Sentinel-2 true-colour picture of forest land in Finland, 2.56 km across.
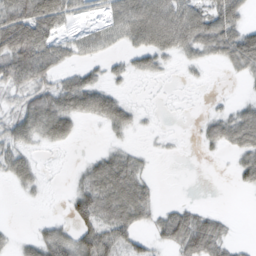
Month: February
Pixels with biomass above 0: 57%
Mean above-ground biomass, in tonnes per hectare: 33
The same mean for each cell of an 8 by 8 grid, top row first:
85 91 25 40 58 46 53 37
97 60 33 22 49 44 41 72
50 37 38 18 11 4 4 10
32 61 46 54 9 3 11 25
47 27 6 13 5 4 17 41
39 7 18 68 27 0 0 23
0 2 45 54 44 23 10 0
12 52 50 55 24 51 65 6
